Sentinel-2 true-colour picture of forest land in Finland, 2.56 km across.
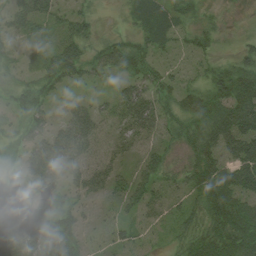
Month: August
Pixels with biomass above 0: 81%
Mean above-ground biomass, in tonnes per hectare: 41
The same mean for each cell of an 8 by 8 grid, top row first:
44 41 37 4 47 41 17 6
22 33 44 43 41 23 28 21
25 41 32 19 50 29 34 77
24 30 37 33 57 43 62 72
25 52 54 33 33 25 63 83
21 55 45 42 38 23 78 85
24 39 31 16 41 22 61 79
50 71 38 30 31 25 63 81
